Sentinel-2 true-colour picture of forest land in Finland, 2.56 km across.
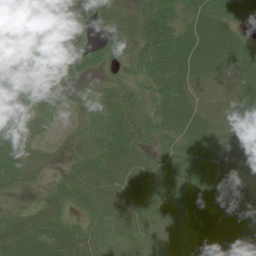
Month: July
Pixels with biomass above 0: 90%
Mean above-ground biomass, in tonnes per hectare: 56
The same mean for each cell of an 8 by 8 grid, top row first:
74 81 92 45 53 65 89 58
64 49 49 37 57 92 95 70
77 53 23 13 38 87 76 93
63 23 14 58 31 93 75 80
49 11 17 65 37 60 74 53
47 9 56 72 63 56 63 44
19 50 34 70 56 46 64 72
80 82 63 45 47 31 51 56
